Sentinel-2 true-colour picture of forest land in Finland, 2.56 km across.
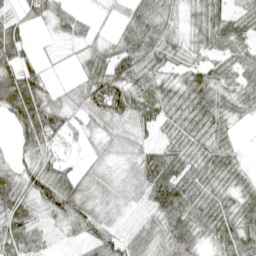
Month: April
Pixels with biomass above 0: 85%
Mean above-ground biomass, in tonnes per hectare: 50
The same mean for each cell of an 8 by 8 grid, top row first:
37 52 28 16 61 30 65 44
71 5 25 45 78 40 44 51
90 24 30 84 53 33 64 52
77 87 49 81 61 43 73 33
31 63 22 40 38 41 48 15
41 73 45 26 62 67 48 32
62 55 64 30 50 104 69 47
76 29 30 49 49 76 38 71
